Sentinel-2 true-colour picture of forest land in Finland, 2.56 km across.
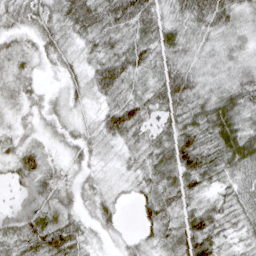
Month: March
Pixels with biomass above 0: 93%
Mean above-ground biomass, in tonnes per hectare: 40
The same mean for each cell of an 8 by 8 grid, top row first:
38 42 67 57 58 36 64 41
25 36 23 34 47 52 29 32
31 8 30 65 30 72 33 44
22 23 17 44 44 53 64 61
24 15 33 24 31 72 58 77
32 34 21 12 34 62 50 46
34 39 25 32 33 46 44 41
49 67 38 15 24 55 59 22
